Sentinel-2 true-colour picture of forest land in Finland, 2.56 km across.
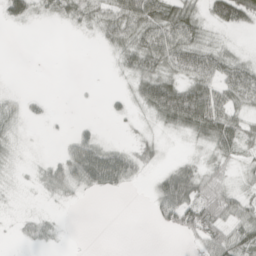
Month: April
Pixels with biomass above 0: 57%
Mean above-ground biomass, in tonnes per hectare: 29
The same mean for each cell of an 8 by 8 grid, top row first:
36 16 32 50 73 64 34 63
0 0 0 21 61 62 35 9
0 0 1 2 48 46 54 59
16 8 0 9 19 85 85 35
9 1 52 16 23 3 35 39
4 36 63 84 12 63 36 12
3 5 3 0 2 91 73 39
8 18 0 0 0 4 56 48
